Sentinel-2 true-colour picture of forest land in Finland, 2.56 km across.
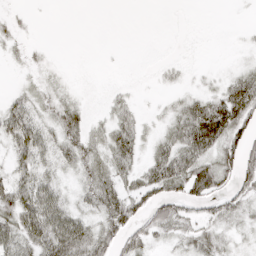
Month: April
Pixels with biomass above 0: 63%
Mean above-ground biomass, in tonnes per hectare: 32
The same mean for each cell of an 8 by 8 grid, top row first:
7 0 0 0 0 0 0 1
10 4 0 1 0 1 0 6
3 13 3 2 2 12 8 41
64 23 35 26 11 36 73 70
63 42 51 50 25 62 65 63
43 33 30 51 47 89 76 53
71 74 31 66 45 42 28 30
52 68 75 47 33 21 31 10
